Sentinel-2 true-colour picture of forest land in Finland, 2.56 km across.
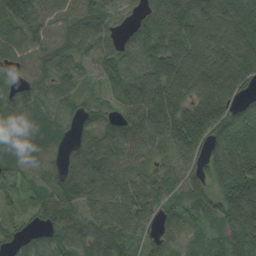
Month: August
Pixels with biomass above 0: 93%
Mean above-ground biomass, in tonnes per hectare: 105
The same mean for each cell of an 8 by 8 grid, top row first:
114 77 90 58 84 158 143 136
79 110 107 78 145 179 182 173
50 96 71 70 136 177 195 144
88 69 67 57 129 126 200 105
80 80 92 104 87 113 122 102
55 53 138 125 89 69 105 178
40 109 112 112 112 56 85 219
66 86 113 107 51 46 48 96
